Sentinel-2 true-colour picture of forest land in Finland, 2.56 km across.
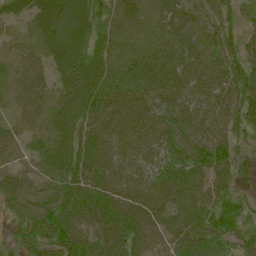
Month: July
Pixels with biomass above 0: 96%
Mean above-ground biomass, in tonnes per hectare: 60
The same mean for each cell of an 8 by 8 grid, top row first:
48 75 72 62 70 73 68 33
54 66 58 73 72 72 72 60
59 54 68 74 70 60 64 74
52 58 57 46 47 65 55 65
49 62 58 41 40 65 89 36
56 59 62 53 42 64 74 37
46 76 70 65 52 66 73 50
29 53 62 68 60 62 72 60
